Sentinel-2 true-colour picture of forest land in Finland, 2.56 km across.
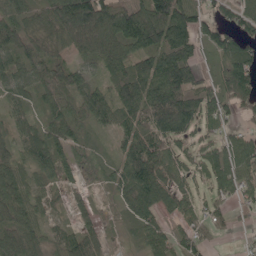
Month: May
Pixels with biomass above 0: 86%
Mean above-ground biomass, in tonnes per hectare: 73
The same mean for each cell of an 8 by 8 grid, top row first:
72 78 169 138 130 136 63 72
80 52 78 92 101 134 50 94
62 67 51 59 108 125 37 104
48 51 55 76 118 189 61 50
64 86 38 22 100 63 53 87
66 47 35 50 134 51 76 94
93 31 35 21 76 54 47 32
76 47 97 14 45 69 41 8
